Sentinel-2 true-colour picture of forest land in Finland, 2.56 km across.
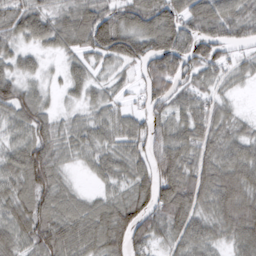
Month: March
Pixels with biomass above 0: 89%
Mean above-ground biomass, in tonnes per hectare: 66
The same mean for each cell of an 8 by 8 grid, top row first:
61 55 77 89 100 97 99 72
43 40 59 126 91 111 78 36
70 23 49 33 60 86 46 30
74 46 31 42 50 58 61 26
51 75 46 49 64 87 67 65
66 89 14 51 63 108 85 86
66 69 55 70 70 110 65 99
65 86 79 77 57 55 58 67
